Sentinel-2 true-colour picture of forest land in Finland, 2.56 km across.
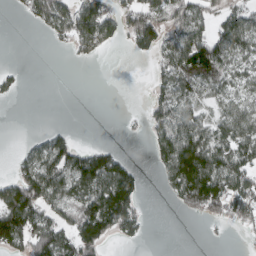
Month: March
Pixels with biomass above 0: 53%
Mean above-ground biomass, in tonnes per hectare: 65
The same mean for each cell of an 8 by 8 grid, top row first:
8 98 122 79 110 82 55 72
0 5 48 19 54 108 132 79
19 0 0 0 1 88 75 52
0 0 0 0 24 93 37 70
4 61 34 17 10 135 111 98
63 103 138 145 21 118 163 103
167 90 116 208 22 26 102 109
101 140 132 44 16 0 4 5
